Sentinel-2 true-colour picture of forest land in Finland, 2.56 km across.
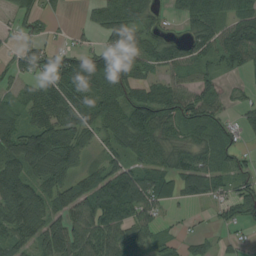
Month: August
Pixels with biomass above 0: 77%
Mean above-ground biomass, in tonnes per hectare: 73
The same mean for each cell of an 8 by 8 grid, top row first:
43 31 9 106 61 28 94 84
33 53 36 78 88 57 70 133
37 79 113 131 62 59 53 12
57 93 85 102 125 97 87 29
105 135 78 62 89 64 76 39
101 89 54 104 92 93 112 48
100 77 94 124 99 25 26 74
75 115 90 97 56 33 30 15
